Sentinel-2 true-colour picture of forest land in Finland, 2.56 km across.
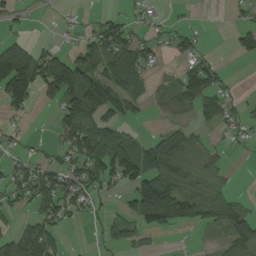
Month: August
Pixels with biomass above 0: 53%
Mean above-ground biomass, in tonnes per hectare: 54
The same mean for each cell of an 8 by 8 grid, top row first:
29 2 6 22 21 9 0 17
101 28 62 92 63 40 10 46
180 117 125 115 41 50 83 4
37 8 117 90 20 99 58 31
18 16 92 87 53 66 28 13
57 74 72 89 120 66 37 2
32 58 48 16 128 108 77 48
82 75 0 41 26 1 6 89
